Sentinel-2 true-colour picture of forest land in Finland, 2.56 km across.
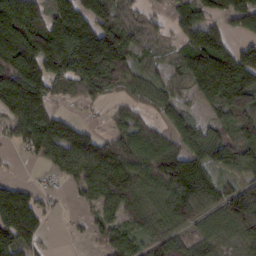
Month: February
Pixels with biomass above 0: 79%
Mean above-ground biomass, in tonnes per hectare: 104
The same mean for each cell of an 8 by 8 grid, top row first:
196 94 157 112 51 78 72 107
212 180 224 221 61 45 156 72
195 124 156 150 75 51 178 153
139 117 15 31 50 69 38 113
41 127 142 105 130 86 119 109
10 20 98 177 124 168 104 86
174 31 23 91 112 129 90 158
122 22 9 79 60 76 75 70
